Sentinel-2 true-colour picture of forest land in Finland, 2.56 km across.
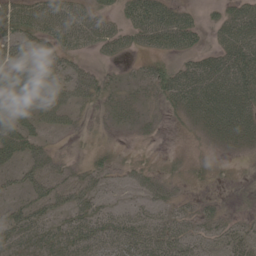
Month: May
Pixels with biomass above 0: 68%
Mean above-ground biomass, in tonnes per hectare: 29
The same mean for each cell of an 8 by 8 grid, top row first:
43 42 32 19 55 41 9 49
41 26 25 23 20 34 19 59
51 36 32 12 20 55 67 62
39 24 18 18 15 23 50 62
52 18 6 8 6 3 16 28
19 31 26 17 23 21 12 3
24 29 31 15 18 27 21 7
34 32 39 40 43 46 27 35
